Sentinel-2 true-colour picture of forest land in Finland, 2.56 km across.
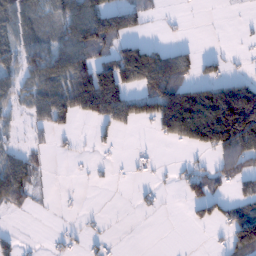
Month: January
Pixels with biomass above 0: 46%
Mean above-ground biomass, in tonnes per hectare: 59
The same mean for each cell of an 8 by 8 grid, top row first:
92 57 110 110 39 5 0 2
72 91 100 66 103 40 1 4
56 97 132 156 117 120 58 43
28 90 85 117 95 208 222 230
19 16 6 13 2 44 129 151
100 9 2 5 8 19 60 73
33 4 3 0 12 2 54 68
29 9 15 8 0 0 3 110
